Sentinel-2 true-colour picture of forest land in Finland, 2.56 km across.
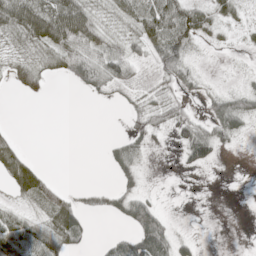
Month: May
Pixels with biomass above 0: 53%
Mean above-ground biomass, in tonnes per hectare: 29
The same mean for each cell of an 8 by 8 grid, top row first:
76 86 88 26 62 94 43 20
23 48 60 28 34 72 6 6
25 20 32 40 10 32 4 4
0 0 0 1 41 36 23 56
25 0 0 14 23 19 71 6
58 22 0 11 12 2 1 0
23 43 30 16 69 1 1 0
86 82 30 23 87 38 1 0
